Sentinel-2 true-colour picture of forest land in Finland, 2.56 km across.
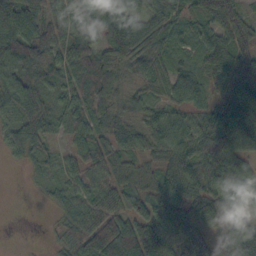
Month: October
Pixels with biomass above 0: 90%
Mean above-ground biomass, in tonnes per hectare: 65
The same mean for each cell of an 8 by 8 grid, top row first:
85 70 62 76 52 46 60 54
109 61 73 70 72 49 64 71
78 48 77 69 48 70 54 105
56 43 45 39 43 50 60 147
41 26 46 62 50 78 109 94
0 20 44 46 39 75 93 82
0 13 51 77 62 80 131 90
0 8 77 133 97 83 97 130
